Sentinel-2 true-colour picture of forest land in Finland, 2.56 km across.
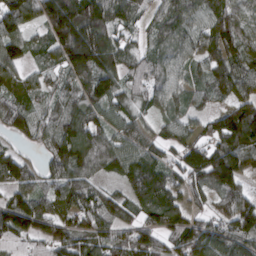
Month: March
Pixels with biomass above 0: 90%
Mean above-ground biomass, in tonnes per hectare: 109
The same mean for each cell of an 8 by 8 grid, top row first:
151 158 208 121 54 108 96 97
111 86 219 134 50 83 91 107
103 61 113 121 93 87 89 112
127 79 119 77 55 63 61 131
44 87 171 109 79 87 112 147
127 79 114 55 133 87 168 115
165 113 136 112 100 96 62 128
100 109 118 115 119 117 140 138
